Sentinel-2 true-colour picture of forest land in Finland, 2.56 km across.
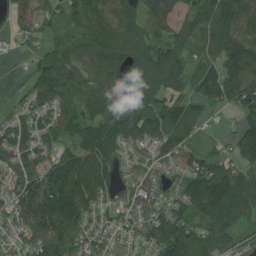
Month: July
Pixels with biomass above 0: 88%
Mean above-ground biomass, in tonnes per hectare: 125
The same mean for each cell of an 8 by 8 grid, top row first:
91 92 119 124 108 90 133 148
25 62 109 187 158 121 108 191
9 123 112 119 201 129 169 202
38 93 101 162 182 154 65 106
100 71 118 146 90 118 27 142
119 152 192 119 76 81 200 154
128 247 199 70 100 106 195 156
82 210 130 87 95 204 161 87
